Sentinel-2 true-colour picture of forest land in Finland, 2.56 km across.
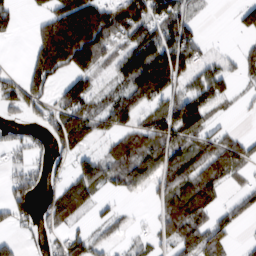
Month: February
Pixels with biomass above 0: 62%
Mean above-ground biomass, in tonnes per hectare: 76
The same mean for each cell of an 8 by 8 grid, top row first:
46 89 221 157 129 100 11 47
0 199 256 88 130 153 24 29
46 124 89 41 150 91 89 38
45 61 108 97 67 134 78 11
57 60 48 55 83 99 71 72
53 56 89 62 72 86 100 31
75 49 78 18 7 100 76 54
25 30 69 28 25 75 92 10
